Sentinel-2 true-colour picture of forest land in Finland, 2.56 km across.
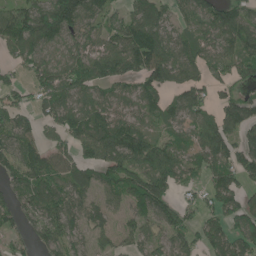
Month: June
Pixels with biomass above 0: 81%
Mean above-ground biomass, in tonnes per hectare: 83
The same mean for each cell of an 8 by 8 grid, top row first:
93 131 104 68 101 56 86 90
73 79 77 92 153 85 64 92
36 87 107 92 100 74 75 70
75 65 100 79 72 66 65 117
94 57 77 125 103 60 103 80
82 106 81 95 125 90 64 90
69 97 76 51 97 73 56 94
41 82 57 52 67 74 79 98
